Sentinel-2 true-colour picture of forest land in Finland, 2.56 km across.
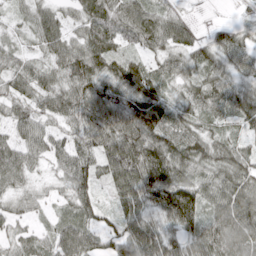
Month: April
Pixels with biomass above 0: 92%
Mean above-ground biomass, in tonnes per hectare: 65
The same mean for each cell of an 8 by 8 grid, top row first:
29 60 57 86 82 47 0 13
36 55 71 68 52 70 53 64
62 54 86 79 96 50 64 51
54 57 78 85 106 55 58 60
57 57 61 83 106 86 74 45
64 24 83 70 118 101 60 86
36 22 63 34 66 141 68 100
42 48 73 44 87 53 85 87
